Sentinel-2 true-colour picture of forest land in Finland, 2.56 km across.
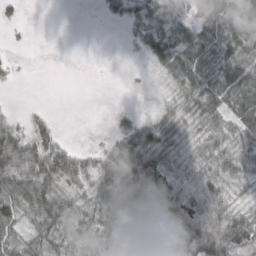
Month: March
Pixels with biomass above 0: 73%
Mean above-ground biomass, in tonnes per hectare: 44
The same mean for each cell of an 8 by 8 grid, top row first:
8 0 0 11 31 35 48 79
3 0 0 0 25 67 62 85
4 0 0 0 1 40 63 82
9 9 0 10 6 28 52 62
86 71 8 45 85 31 39 50
102 100 67 87 91 73 65 44
71 71 45 55 40 105 90 30
42 51 48 39 35 64 100 87
